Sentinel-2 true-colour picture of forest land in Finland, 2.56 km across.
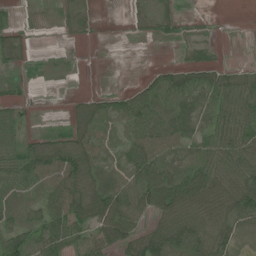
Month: June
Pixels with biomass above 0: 72%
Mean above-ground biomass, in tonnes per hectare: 45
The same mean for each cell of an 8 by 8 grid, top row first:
7 8 40 0 38 28 3 0
51 3 1 0 2 5 11 1
13 6 1 0 27 73 53 46
24 1 42 49 83 74 48 72
47 59 70 26 70 59 51 71
66 73 77 58 72 68 71 80
57 65 76 83 54 87 76 74
67 72 47 62 70 73 77 21
